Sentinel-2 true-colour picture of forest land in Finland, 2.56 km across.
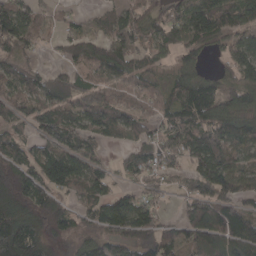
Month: April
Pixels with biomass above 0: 79%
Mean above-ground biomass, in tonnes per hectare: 104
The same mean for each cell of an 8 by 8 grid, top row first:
141 28 22 67 89 93 178 162
105 17 94 135 85 102 64 103
81 95 79 95 76 68 74 108
69 101 119 111 69 109 157 113
96 91 103 38 66 84 159 146
198 135 110 52 72 44 149 110
219 189 58 130 94 23 142 70
246 123 70 85 109 87 188 170
